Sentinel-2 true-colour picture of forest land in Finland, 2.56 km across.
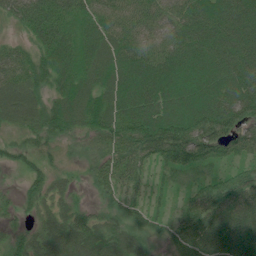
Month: July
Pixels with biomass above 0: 94%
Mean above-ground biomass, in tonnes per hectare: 73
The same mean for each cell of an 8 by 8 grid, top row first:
55 92 65 73 78 76 95 105
42 85 71 75 80 88 104 103
79 67 79 75 111 103 93 102
76 64 80 87 101 102 123 100
40 43 24 69 114 118 89 73
16 58 16 61 57 44 54 71
27 48 31 28 48 31 96 96
43 80 89 66 40 47 106 95
